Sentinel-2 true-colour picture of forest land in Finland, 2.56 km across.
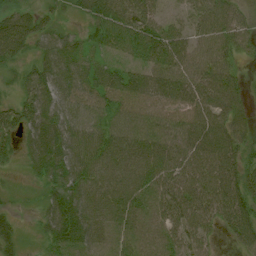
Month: July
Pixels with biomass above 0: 93%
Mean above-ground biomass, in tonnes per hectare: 60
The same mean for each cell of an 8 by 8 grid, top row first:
54 28 32 84 62 26 70 38
59 60 52 53 74 63 59 39
24 77 67 62 70 73 75 36
47 80 59 60 59 56 76 45
33 94 74 77 79 74 97 59
12 59 76 74 73 70 81 67
15 50 82 78 66 69 70 80
38 44 76 59 63 54 30 49
